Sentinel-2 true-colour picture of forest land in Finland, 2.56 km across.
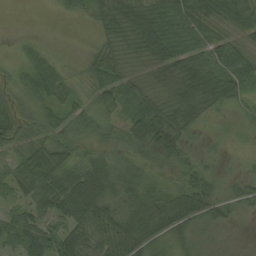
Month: August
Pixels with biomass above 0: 85%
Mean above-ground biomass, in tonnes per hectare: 46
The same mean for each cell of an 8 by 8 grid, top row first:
0 1 25 60 66 67 56 54
8 13 6 39 51 65 51 34
27 65 23 62 33 62 66 58
56 36 45 46 57 63 31 15
53 55 49 55 83 69 11 2
53 89 82 68 35 28 33 20
32 50 103 49 64 77 52 24
43 52 55 74 72 37 18 1
